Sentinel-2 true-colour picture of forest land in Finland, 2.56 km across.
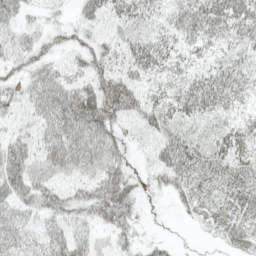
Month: May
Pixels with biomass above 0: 83%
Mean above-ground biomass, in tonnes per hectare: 44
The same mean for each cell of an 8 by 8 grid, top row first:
45 20 36 38 34 38 62 58
50 35 38 39 45 32 32 39
32 58 44 63 35 31 46 40
36 62 107 69 58 38 39 30
57 50 74 60 31 50 38 47
72 49 49 68 22 47 44 47
50 58 50 80 11 14 30 38
60 56 49 32 14 6 7 31
